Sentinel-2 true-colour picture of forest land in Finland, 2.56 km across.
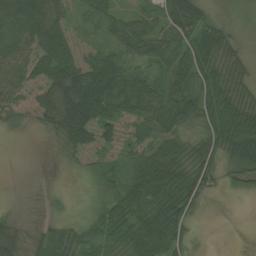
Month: August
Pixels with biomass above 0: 82%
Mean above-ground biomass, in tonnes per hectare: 49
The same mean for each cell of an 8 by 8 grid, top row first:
83 78 58 50 34 78 31 3
65 81 47 67 62 62 68 23
53 62 91 104 71 81 76 51
33 49 100 67 70 85 76 75
1 7 50 36 43 47 53 79
1 3 8 42 81 74 44 33
9 18 5 63 62 74 11 0
41 30 36 46 67 48 3 0
